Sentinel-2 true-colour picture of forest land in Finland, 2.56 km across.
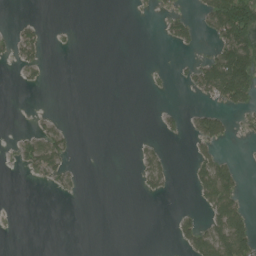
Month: July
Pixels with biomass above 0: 20%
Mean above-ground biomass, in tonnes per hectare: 20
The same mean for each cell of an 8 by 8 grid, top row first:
2 0 0 0 1 20 56 148
25 9 2 0 0 12 11 136
3 4 0 0 1 6 75 142
0 4 0 0 0 6 38 20
16 58 5 0 9 1 32 1
0 25 5 0 21 6 61 28
1 0 0 0 0 6 39 55
0 0 0 0 0 18 72 97
